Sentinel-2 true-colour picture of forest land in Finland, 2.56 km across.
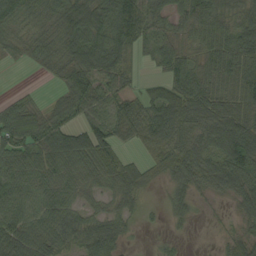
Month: September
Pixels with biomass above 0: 84%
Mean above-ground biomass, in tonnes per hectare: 56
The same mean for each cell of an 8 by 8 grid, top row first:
71 61 86 86 72 48 55 58
34 60 89 90 38 41 59 50
1 11 82 63 16 47 59 67
64 43 55 54 70 96 77 68
80 83 80 46 43 68 73 119
63 60 50 52 31 49 71 87
62 64 43 33 21 27 8 41
88 68 54 56 4 11 7 50
